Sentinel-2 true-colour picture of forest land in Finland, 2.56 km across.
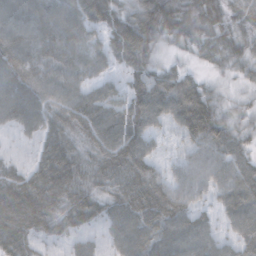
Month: October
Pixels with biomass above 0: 94%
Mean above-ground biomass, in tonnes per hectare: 64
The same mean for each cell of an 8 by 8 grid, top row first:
46 90 93 70 96 96 81 43
57 78 84 69 89 29 57 52
83 82 68 43 73 64 25 26
87 70 87 75 93 79 91 33
22 17 54 86 64 17 79 55
55 61 53 76 75 37 58 70
37 64 76 62 91 75 31 85
79 40 38 47 87 86 67 63
